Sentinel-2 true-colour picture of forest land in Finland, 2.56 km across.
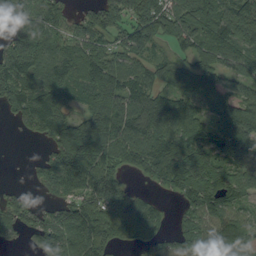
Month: September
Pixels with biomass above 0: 83%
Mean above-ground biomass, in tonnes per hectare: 91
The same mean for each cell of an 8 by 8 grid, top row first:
93 87 45 98 110 95 107 124
111 78 88 69 83 48 76 95
105 85 87 130 84 71 63 61
54 130 77 140 114 128 62 123
1 68 213 112 114 130 114 145
0 86 143 104 48 110 139 82
98 46 99 114 86 29 110 74
26 103 124 71 65 60 78 78
